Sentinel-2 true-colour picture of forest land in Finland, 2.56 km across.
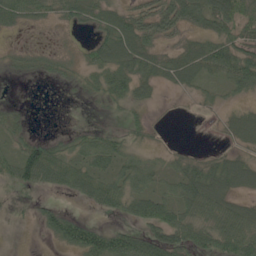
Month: May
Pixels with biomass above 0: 63%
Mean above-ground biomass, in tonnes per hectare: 34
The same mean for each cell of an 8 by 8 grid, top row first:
44 24 38 49 52 64 58 64
10 7 10 74 50 27 50 48
10 13 19 53 41 40 19 56
12 0 1 11 17 1 7 26
26 36 30 38 15 3 2 28
48 56 49 41 48 35 59 69
4 22 8 34 55 55 69 42
0 13 58 52 45 53 55 69
